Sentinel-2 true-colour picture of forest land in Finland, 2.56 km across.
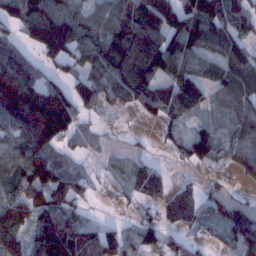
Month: January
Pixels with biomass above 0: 77%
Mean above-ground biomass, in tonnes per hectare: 90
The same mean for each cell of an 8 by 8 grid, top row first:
111 140 87 106 128 132 174 114
83 148 116 158 165 125 103 95
173 66 76 120 117 96 69 133
196 252 78 24 43 66 33 79
106 129 33 9 9 57 104 84
98 119 44 25 73 12 9 27
125 139 52 8 30 68 60 71
109 126 126 80 70 37 25 106
